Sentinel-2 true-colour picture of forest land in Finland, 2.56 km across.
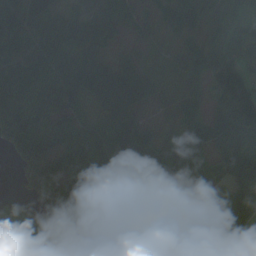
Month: September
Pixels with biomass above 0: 85%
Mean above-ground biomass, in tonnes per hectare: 89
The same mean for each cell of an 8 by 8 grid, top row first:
137 104 75 96 44 81 100 80
106 121 77 34 40 47 77 128
84 95 97 138 102 18 67 136
119 84 53 86 39 17 64 195
81 90 79 103 102 76 106 124
17 104 109 94 113 133 97 139
61 58 99 120 82 87 115 96
90 60 59 89 66 57 151 90
